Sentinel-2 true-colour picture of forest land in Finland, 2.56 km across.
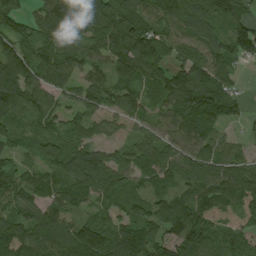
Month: August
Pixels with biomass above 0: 90%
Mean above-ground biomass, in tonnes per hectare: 95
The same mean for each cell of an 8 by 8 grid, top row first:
80 108 124 136 116 141 120 72
92 76 83 124 157 80 102 112
144 82 73 71 92 115 122 29
114 80 71 66 57 133 147 52
58 90 81 29 69 87 84 30
69 78 130 97 80 92 111 115
77 85 60 61 78 99 100 107
112 117 143 110 120 93 117 109
